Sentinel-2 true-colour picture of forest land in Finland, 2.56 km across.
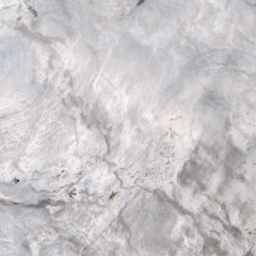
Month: October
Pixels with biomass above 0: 76%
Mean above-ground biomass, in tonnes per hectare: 8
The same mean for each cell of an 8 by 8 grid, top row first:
7 10 9 10 8 7 6 8
7 10 8 6 7 7 8 7
7 7 7 6 9 7 6 7
10 9 11 7 5 3 9 5
6 7 2 6 4 3 11 7
5 4 3 3 3 10 11 6
11 13 8 5 12 11 10 8
10 7 9 7 14 9 15 7
